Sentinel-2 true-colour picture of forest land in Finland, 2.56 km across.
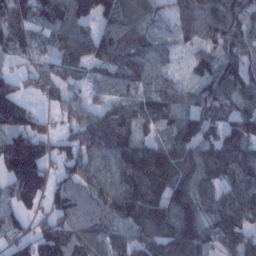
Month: January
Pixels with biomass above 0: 88%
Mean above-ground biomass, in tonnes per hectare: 89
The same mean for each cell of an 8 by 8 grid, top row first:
100 109 112 102 75 63 91 97
83 44 91 114 86 40 62 103
50 52 36 56 77 40 98 98
99 25 59 59 83 83 81 77
143 81 84 90 82 115 96 115
156 79 82 75 143 111 96 101
69 66 83 84 139 131 86 102
74 134 96 103 106 143 88 80
